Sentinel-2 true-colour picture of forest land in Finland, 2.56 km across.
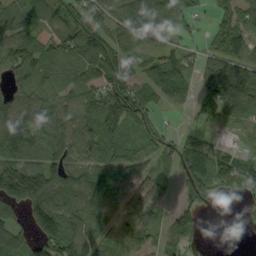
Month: September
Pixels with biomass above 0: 82%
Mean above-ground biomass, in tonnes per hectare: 72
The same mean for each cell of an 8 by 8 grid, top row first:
55 68 76 70 106 77 23 84
106 61 115 97 46 40 42 93
52 66 74 99 62 92 79 130
89 78 83 137 74 18 53 97
108 85 105 81 51 47 39 18
125 76 85 93 53 51 67 88
52 139 106 59 87 55 15 7
72 115 102 66 57 68 4 0
